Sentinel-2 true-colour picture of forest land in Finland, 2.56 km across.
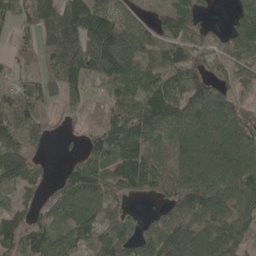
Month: May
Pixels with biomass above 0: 83%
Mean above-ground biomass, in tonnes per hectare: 92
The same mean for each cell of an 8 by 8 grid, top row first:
63 96 148 135 33 89 25 67
35 71 168 237 108 86 70 84
58 70 70 135 87 83 95 55
92 44 46 80 98 109 137 92
100 42 21 95 90 63 134 137
112 31 105 87 123 77 133 145
61 67 98 84 8 97 144 113
79 119 79 97 82 127 137 110
